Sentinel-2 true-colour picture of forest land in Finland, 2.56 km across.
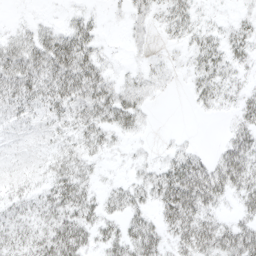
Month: April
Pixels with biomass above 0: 74%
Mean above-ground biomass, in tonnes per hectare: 22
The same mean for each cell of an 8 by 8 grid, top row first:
2 3 15 3 17 27 7 8
30 41 42 4 7 7 27 21
39 35 44 18 13 4 31 13
22 19 25 34 13 0 8 21
9 11 21 13 4 7 2 34
14 19 28 5 19 44 47 44
18 25 34 21 22 53 31 22
24 34 34 28 45 29 43 50
